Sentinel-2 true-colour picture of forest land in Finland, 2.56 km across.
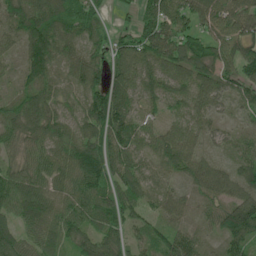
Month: June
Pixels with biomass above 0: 94%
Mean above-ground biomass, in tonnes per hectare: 79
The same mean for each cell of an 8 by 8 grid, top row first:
91 108 110 23 74 105 106 108
50 117 70 77 111 97 80 83
39 73 73 104 78 76 81 81
76 70 61 174 63 42 60 37
48 74 91 116 66 100 36 49
77 84 111 110 80 55 80 61
88 91 101 98 61 58 48 112
81 69 82 84 49 73 34 81
